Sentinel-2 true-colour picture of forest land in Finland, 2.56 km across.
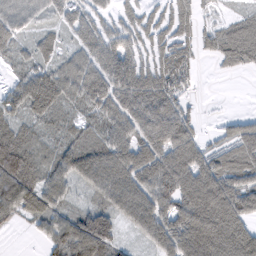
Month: February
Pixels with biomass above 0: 82%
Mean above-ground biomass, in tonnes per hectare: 63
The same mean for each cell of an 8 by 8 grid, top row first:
66 33 54 39 43 60 18 23
38 38 46 72 52 60 32 77
35 74 77 77 69 81 1 4
47 67 41 72 85 79 2 7
67 35 53 74 79 85 36 72
91 56 84 93 85 105 91 71
74 63 31 73 107 90 121 95
1 50 106 61 43 110 138 122
